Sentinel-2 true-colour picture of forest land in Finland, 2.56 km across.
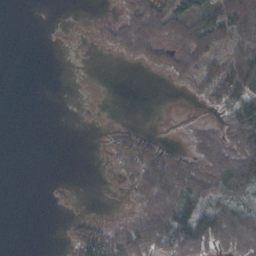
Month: October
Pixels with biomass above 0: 45%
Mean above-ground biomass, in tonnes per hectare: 37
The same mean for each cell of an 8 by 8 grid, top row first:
0 0 1 11 90 70 64 107
0 1 1 28 66 46 82 70
0 0 0 0 1 25 65 118
0 0 0 0 0 4 12 96
0 0 0 28 52 7 38 73
0 0 0 8 92 105 62 111
0 3 2 1 36 107 68 81
0 0 79 68 86 110 93 93
